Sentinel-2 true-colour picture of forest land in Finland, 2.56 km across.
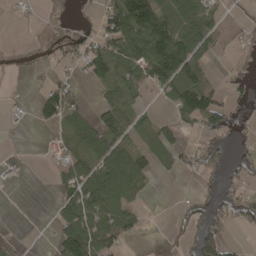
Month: April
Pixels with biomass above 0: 49%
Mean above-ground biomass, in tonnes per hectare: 53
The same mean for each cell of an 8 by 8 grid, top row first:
9 32 27 100 133 86 60 14
33 65 69 88 125 149 52 27
6 16 20 92 83 124 35 40
12 72 46 78 18 51 115 39
1 10 60 92 26 50 49 26
10 6 96 110 62 20 46 48
0 6 127 73 17 17 58 72
6 7 143 74 9 35 111 6
